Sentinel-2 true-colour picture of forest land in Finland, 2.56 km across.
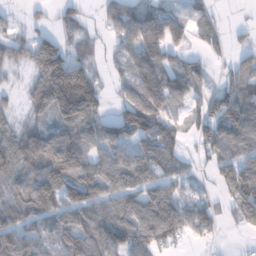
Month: January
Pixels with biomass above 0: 79%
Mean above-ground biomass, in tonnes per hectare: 82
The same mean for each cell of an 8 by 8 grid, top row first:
18 25 46 58 92 48 49 2
52 114 61 27 109 53 37 35
10 160 166 31 105 91 39 86
27 91 179 49 139 36 95 142
108 121 104 100 99 74 99 93
94 143 120 114 111 78 32 141
108 112 123 91 116 121 50 117
103 54 56 108 94 44 28 7
